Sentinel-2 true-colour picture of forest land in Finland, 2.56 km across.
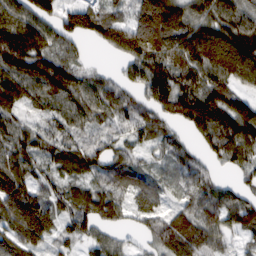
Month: February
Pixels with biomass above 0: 88%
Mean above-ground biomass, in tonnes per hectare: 83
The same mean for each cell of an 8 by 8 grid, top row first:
91 92 136 87 139 122 79 93
131 86 29 82 145 109 148 150
93 95 63 40 93 102 94 77
60 59 71 71 65 62 140 139
92 66 61 50 47 57 56 105
118 63 57 69 52 47 51 33
145 100 81 76 67 51 79 93
106 78 59 44 32 106 81 42
